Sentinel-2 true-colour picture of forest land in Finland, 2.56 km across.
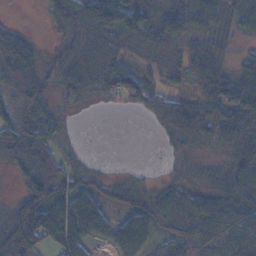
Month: November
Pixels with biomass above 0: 79%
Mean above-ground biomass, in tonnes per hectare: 52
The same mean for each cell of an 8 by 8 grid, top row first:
3 29 84 92 81 62 65 66
93 19 75 54 42 38 71 22
91 56 58 64 49 30 94 64
56 41 12 5 25 84 68 88
101 68 8 0 0 34 30 71
33 101 36 11 7 16 28 81
48 89 69 21 37 36 52 80
79 62 64 45 46 43 56 74
